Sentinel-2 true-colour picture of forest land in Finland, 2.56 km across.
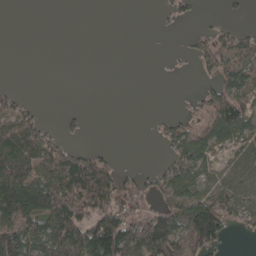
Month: April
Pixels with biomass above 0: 46%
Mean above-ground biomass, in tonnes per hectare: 48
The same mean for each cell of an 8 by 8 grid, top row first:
0 0 0 0 0 24 1 7
0 0 0 0 0 3 50 55
0 0 0 0 0 1 20 70
73 3 9 0 0 5 47 98
103 75 10 3 1 67 66 51
109 83 129 63 18 72 49 61
132 121 109 94 39 80 121 73
127 121 131 174 129 97 117 3
